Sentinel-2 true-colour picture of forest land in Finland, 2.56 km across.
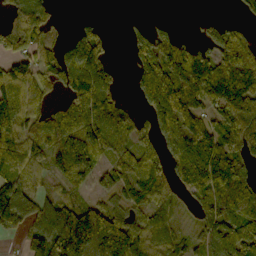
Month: October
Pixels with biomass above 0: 74%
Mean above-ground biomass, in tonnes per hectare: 89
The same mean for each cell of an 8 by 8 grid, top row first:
41 45 9 0 10 5 12 30
55 63 127 23 85 112 89 119
103 76 166 75 107 157 159 150
121 63 111 115 75 154 64 119
95 92 161 95 58 119 118 99
70 44 81 75 95 84 139 100
145 71 91 60 58 40 94 101
19 128 213 212 72 50 75 109
